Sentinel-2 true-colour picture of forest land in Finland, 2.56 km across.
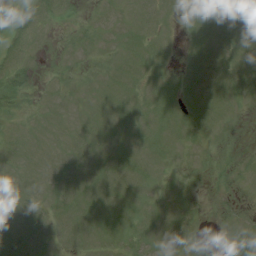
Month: August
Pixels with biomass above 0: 69%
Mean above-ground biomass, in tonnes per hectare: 6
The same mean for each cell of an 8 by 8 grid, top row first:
4 8 3 4 7 2 8 5
8 2 3 3 8 3 8 8
13 2 2 7 7 5 9 7
6 3 3 8 8 9 9 2
7 5 7 8 7 6 3 1
6 5 9 9 7 3 2 4
9 5 10 8 6 7 1 1
11 6 7 6 6 9 1 4
